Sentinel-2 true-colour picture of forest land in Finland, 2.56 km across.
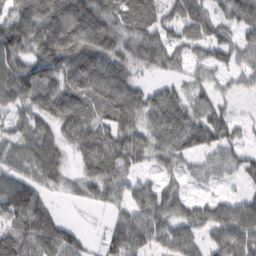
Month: February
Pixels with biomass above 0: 84%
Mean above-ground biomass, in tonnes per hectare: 74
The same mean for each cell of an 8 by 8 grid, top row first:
87 120 123 119 113 79 81 90
98 122 119 91 98 63 76 61
109 84 91 111 24 33 40 31
59 90 107 93 75 82 73 13
77 106 88 118 72 77 75 46
57 71 55 89 33 35 30 43
113 21 13 38 83 74 66 84
131 61 17 15 55 89 53 92
